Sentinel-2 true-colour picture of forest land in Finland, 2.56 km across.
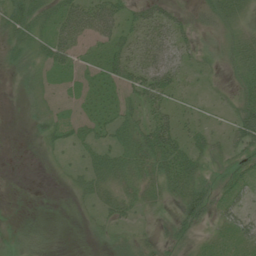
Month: July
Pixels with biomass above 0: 65%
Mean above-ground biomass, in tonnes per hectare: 26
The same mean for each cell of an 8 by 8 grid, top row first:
48 34 59 53 34 28 22 29
35 40 26 33 40 41 16 25
11 18 16 27 55 32 8 20
3 23 10 21 32 27 7 36
1 16 21 23 46 46 31 42
1 3 19 34 30 55 24 34
2 1 9 23 17 29 44 37
14 8 2 20 19 27 18 40
